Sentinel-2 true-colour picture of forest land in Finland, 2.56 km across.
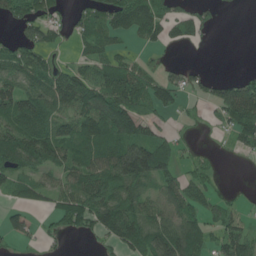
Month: June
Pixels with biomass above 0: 64%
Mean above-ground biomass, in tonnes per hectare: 62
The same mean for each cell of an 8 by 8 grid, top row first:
63 53 42 85 106 48 28 2
54 51 29 48 20 16 6 0
74 89 84 104 75 38 40 41
86 82 88 144 62 24 17 118
103 113 111 133 143 50 3 42
65 43 86 104 130 60 30 0
42 29 87 104 67 77 49 19
31 21 10 47 88 125 57 75
